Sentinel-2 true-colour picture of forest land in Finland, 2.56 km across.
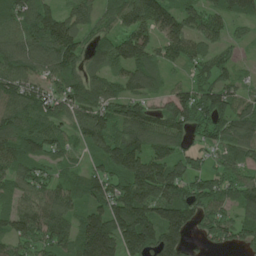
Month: June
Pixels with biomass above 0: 91%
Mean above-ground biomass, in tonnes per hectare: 104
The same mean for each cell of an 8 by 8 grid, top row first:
104 98 76 64 120 110 102 64
113 136 97 112 123 101 83 27
128 91 88 74 82 26 81 52
123 106 123 95 87 126 135 90
111 115 66 119 134 99 71 144
96 76 74 114 163 118 86 78
94 131 87 151 169 166 98 83
92 116 164 198 196 119 47 72
